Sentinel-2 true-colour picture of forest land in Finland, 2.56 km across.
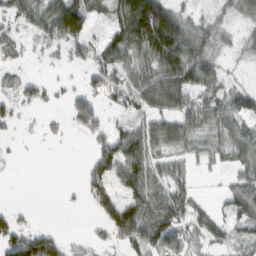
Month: February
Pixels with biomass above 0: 63%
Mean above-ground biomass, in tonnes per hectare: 45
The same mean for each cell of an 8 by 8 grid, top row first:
39 78 110 59 209 72 25 24
14 26 35 70 106 144 60 15
14 14 8 34 68 108 73 10
19 8 47 15 39 61 49 57
3 4 2 63 77 38 26 50
2 0 16 57 67 38 7 33
13 0 4 74 74 72 23 58
72 76 4 31 95 55 32 23
